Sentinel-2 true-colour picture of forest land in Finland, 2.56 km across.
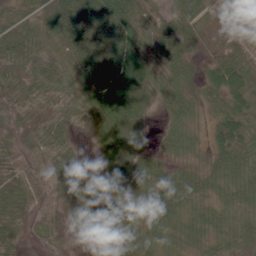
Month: June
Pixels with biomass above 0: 91%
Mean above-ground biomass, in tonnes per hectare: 49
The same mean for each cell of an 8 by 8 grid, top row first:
34 64 111 82 38 47 36 16
75 37 88 73 42 53 23 50
56 59 53 81 61 45 43 66
46 47 38 84 43 43 22 59
46 53 14 68 32 32 28 80
66 50 32 54 65 38 36 44
42 48 55 56 47 53 31 37
35 41 7 28 61 40 37 41
